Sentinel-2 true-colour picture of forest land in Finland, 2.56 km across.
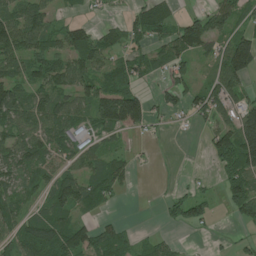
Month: July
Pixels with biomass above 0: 63%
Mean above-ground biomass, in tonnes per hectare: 55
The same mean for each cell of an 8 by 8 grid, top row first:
73 48 15 8 77 39 69 50
86 73 111 51 43 77 52 127
67 71 73 64 31 45 25 75
85 90 56 130 83 24 63 84
77 74 61 23 4 0 30 139
64 52 63 66 1 3 5 89
54 63 61 14 0 35 35 52
63 95 86 74 22 17 5 11
